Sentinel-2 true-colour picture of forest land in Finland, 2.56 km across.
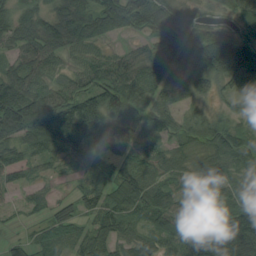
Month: August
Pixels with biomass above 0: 88%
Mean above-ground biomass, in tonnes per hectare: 62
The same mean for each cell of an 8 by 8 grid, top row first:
51 59 95 108 106 79 21 51
46 85 65 24 35 96 146 122
82 48 48 69 58 51 53 83
144 121 113 71 47 48 27 38
70 83 62 42 47 42 53 74
36 20 18 41 66 42 31 37
12 34 37 59 61 71 31 84
29 63 57 59 50 56 92 137
